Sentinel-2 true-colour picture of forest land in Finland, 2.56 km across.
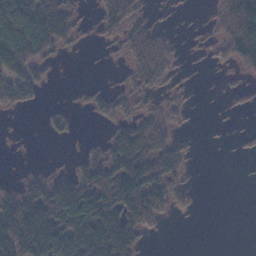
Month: November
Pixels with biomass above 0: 48%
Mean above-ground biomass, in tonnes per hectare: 49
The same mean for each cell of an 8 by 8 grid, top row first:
152 144 23 66 29 4 12 147
151 71 9 11 73 18 13 97
85 18 1 5 51 20 1 7
21 15 5 35 33 28 0 6
1 3 5 64 93 50 1 5
5 34 51 91 128 43 0 0
107 103 141 88 122 22 0 0
148 146 133 156 32 0 0 0
